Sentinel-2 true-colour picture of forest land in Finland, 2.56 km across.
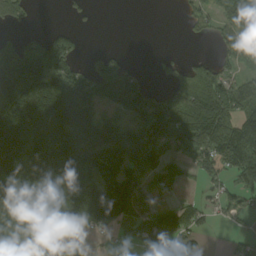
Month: September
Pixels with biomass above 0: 67%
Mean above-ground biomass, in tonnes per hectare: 114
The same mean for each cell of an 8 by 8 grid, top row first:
65 0 17 0 0 5 68 163
103 156 37 14 0 3 6 60
275 209 153 200 40 55 152 91
257 241 262 88 146 169 209 146
261 248 215 128 145 98 191 175
210 135 249 158 84 50 56 115
149 148 170 166 71 59 50 51
195 107 35 17 63 63 9 38
